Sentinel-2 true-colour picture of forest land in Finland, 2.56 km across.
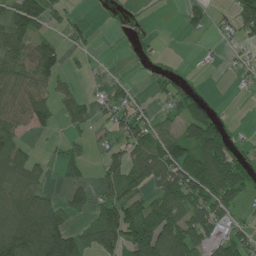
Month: July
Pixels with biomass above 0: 55%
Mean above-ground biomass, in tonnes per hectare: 55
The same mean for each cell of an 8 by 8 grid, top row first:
79 58 13 3 3 3 41 69
75 58 19 1 19 0 3 15
65 67 11 20 4 23 0 10
70 50 59 45 29 41 30 0
63 7 22 41 87 94 134 11
81 24 28 55 86 106 152 85
103 82 47 79 93 118 112 33
126 122 60 79 136 122 71 62
